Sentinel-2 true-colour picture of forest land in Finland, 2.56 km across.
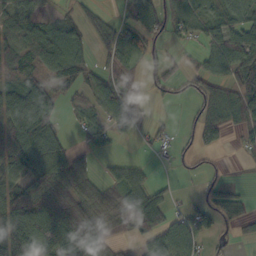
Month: October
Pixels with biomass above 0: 67%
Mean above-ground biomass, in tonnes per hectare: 53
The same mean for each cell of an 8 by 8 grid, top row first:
60 25 30 21 74 60 43 45
60 80 38 71 47 20 47 82
48 51 40 72 34 36 61 66
100 69 23 66 24 3 76 73
114 76 15 21 8 17 37 21
66 119 70 27 26 7 20 6
113 116 99 81 98 20 45 30
106 98 89 45 46 86 33 13
